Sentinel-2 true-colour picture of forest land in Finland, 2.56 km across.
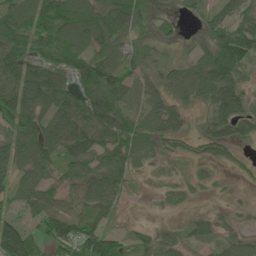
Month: June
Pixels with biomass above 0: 78%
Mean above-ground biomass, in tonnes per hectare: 60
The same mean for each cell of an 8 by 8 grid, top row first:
86 95 100 91 43 15 44 65
84 76 76 69 33 22 64 100
96 110 84 89 47 51 87 46
120 76 91 109 58 56 45 71
81 86 112 83 49 33 53 35
54 47 68 68 13 10 11 8
35 67 47 39 1 8 8 7
135 57 98 51 34 34 34 40
